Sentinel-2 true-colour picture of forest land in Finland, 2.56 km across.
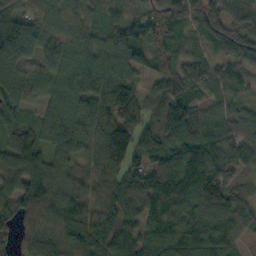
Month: October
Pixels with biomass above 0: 95%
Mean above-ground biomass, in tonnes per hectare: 105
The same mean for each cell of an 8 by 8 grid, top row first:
123 83 76 69 68 108 97 117
178 90 76 118 89 69 64 100
148 81 85 121 56 104 101 81
88 44 78 148 110 136 71 66
97 63 100 199 132 102 154 122
113 94 80 115 155 156 193 76
97 91 114 122 119 131 142 94
73 97 118 101 103 138 137 53
